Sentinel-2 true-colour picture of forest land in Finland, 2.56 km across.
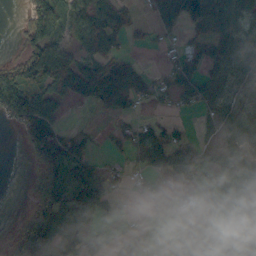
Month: October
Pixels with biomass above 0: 61%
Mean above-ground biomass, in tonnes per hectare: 56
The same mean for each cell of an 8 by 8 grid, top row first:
6 85 43 50 9 84 92 56
17 97 32 32 20 16 77 81
93 107 86 96 39 42 59 64
82 67 2 37 15 20 39 50
5 104 43 22 83 87 32 54
0 97 122 57 35 86 33 45
2 110 139 42 2 5 11 55
65 130 98 42 44 32 79 98
